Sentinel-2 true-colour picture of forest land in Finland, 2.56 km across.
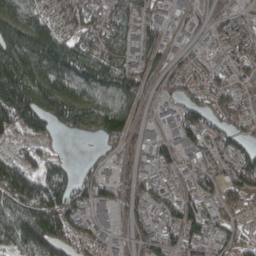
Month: April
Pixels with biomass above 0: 83%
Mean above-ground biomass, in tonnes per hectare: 105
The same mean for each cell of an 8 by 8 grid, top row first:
161 101 105 89 74 58 39 45
251 249 143 120 82 38 48 92
256 197 158 193 89 57 76 73
234 184 166 208 57 76 96 81
55 50 8 66 55 87 76 66
198 151 56 48 54 54 76 112
165 206 97 73 59 87 74 62
154 223 72 42 67 68 75 73
